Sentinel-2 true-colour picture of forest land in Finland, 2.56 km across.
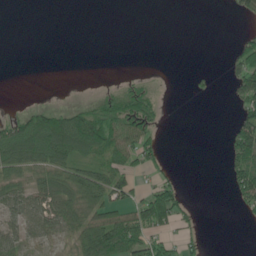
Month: June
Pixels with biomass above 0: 40%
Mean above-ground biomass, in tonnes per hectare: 38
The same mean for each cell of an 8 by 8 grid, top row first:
0 0 0 0 0 0 0 19
0 0 0 0 0 0 0 55
0 0 0 2 10 0 12 67
15 61 58 75 73 5 0 48
117 146 110 92 72 0 0 113
57 66 62 66 26 15 0 77
53 70 80 71 88 97 0 24
58 28 61 142 90 36 7 0
